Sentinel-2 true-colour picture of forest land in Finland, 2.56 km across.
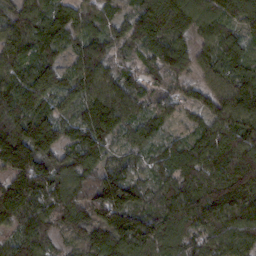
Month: February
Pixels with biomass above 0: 95%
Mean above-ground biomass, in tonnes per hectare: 104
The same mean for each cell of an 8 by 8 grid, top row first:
90 115 93 61 136 171 100 97
108 99 76 63 82 81 67 93
107 103 99 93 77 50 56 101
135 84 86 139 71 46 73 116
208 137 128 69 65 62 110 124
121 164 91 90 61 105 116 155
159 103 106 179 93 126 137 122
86 86 61 134 159 119 99 110
